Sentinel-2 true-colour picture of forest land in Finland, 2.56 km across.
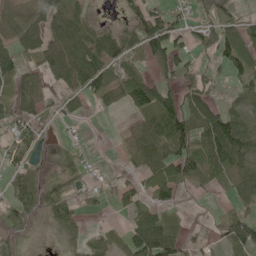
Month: June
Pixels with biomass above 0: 63%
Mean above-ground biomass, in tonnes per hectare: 46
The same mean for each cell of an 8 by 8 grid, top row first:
56 69 56 6 66 28 28 34
50 82 77 82 55 60 49 66
46 30 86 47 47 38 30 43
54 28 47 10 44 70 66 54
65 9 14 2 48 82 110 102
45 18 38 13 33 58 56 64
61 45 33 16 26 24 3 24
29 1 28 28 92 62 13 76
